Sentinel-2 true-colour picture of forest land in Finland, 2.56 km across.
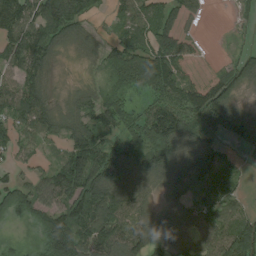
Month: August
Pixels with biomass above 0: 82%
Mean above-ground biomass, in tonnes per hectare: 86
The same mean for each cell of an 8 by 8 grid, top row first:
141 118 99 39 83 115 9 17
114 112 36 59 107 163 21 20
83 58 17 57 96 111 95 82
108 98 68 88 74 141 131 53
85 53 98 73 131 125 97 39
42 53 150 132 101 114 120 48
86 70 106 159 55 55 78 50
9 109 123 127 106 42 57 197
